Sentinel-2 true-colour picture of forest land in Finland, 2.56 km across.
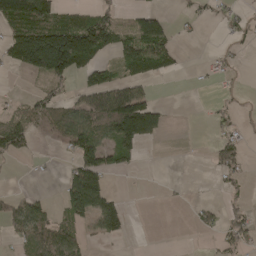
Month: April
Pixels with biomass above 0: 39%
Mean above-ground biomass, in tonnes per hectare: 48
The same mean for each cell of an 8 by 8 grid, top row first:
169 117 59 41 77 13 13 21
137 258 195 66 109 34 3 12
2 69 34 56 52 5 9 7
34 70 81 137 137 0 8 10
70 9 94 80 49 0 10 32
1 3 116 25 2 0 5 19
55 33 80 65 0 2 27 26
26 81 39 20 0 0 4 39
